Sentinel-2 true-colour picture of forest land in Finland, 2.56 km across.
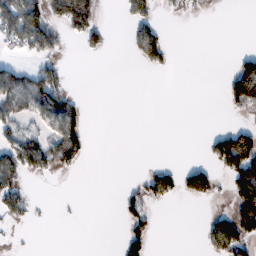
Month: February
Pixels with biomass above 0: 27%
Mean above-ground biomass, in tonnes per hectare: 34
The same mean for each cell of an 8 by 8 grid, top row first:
103 90 154 0 51 7 3 0
38 67 16 7 67 4 0 4
59 70 0 0 0 0 0 146
52 72 35 0 0 0 0 26
70 69 54 0 0 0 29 143
69 22 5 0 29 50 65 115
62 1 1 0 47 1 6 96
2 0 0 1 49 0 50 92
